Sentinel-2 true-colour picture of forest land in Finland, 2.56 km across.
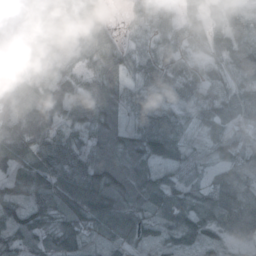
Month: October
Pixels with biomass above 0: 93%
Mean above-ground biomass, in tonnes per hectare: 66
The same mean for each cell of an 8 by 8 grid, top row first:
64 59 75 16 41 34 41 95
83 65 51 61 38 48 53 97
87 67 52 73 48 61 51 62
90 100 74 63 62 43 49 55
85 71 49 71 107 74 32 33
68 86 88 97 85 53 31 64
65 67 128 123 65 101 75 107
55 47 69 57 53 68 59 59
